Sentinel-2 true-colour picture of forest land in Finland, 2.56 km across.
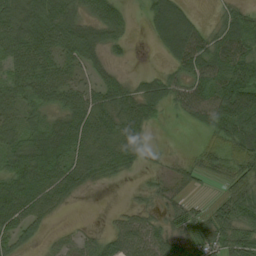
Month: August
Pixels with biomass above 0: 79%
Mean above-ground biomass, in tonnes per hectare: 49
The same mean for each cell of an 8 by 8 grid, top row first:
64 82 46 57 26 83 8 48
64 62 71 34 1 73 61 70
46 66 34 37 30 41 59 99
41 44 70 69 63 21 74 97
57 84 68 68 34 2 32 68
67 74 63 31 12 28 24 50
75 48 2 6 29 33 26 63
43 14 32 48 67 43 55 57
